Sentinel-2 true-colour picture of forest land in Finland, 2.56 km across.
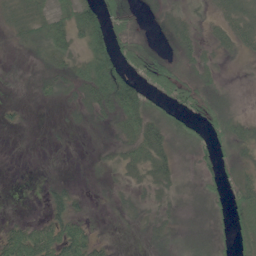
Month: June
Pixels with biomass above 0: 68%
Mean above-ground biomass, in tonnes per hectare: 26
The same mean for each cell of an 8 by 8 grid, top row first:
36 35 58 49 7 18 14 35
12 44 31 71 38 19 13 22
1 18 39 109 53 58 18 3
7 1 14 36 48 34 37 17
1 1 2 11 51 23 40 28
0 2 2 7 26 20 25 22
0 33 14 6 14 10 21 36
58 64 56 8 10 11 17 30
